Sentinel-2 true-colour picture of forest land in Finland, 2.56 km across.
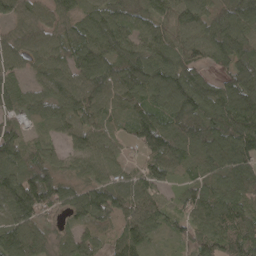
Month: April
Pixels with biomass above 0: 93%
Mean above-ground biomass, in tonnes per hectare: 81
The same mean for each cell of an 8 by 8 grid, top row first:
54 71 70 81 56 100 84 110
62 89 95 87 80 98 93 113
56 68 84 100 102 131 64 113
82 71 77 65 65 120 100 138
93 61 65 53 77 82 92 106
96 94 49 66 70 39 63 82
103 77 83 77 84 46 100 83
115 44 54 55 72 43 90 109
